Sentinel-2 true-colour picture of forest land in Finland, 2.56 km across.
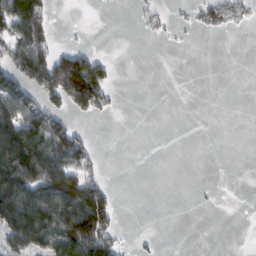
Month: February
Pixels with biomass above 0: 33%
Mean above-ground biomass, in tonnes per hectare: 52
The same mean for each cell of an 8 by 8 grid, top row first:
130 77 0 0 27 17 51 29
102 99 39 0 0 4 0 0
97 151 250 49 0 0 0 0
121 103 65 27 0 0 0 0
187 134 97 0 0 0 0 0
164 144 111 6 0 0 0 0
155 143 174 76 0 0 4 0
96 109 185 69 8 0 0 0
